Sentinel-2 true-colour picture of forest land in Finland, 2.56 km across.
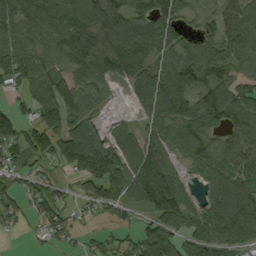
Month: September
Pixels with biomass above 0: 82%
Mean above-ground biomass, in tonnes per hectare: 84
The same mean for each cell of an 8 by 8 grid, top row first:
90 81 95 93 109 91 35 68
105 81 143 120 130 84 65 100
77 120 91 59 90 127 70 56
55 114 110 14 54 108 125 109
85 103 169 87 104 69 56 83
47 37 79 132 150 69 55 77
53 83 29 79 62 139 65 102
2 21 26 38 97 87 103 89
